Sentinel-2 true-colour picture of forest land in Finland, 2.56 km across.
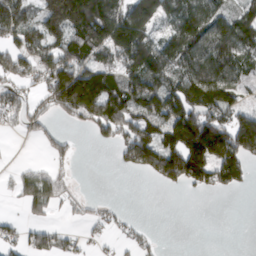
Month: March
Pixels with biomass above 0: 61%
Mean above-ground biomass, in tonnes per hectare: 96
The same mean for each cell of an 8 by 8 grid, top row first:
148 166 246 175 193 96 112 96
90 113 130 162 146 136 127 126
90 137 205 101 148 137 179 86
87 69 152 166 135 173 159 104
3 39 7 52 181 166 262 190
26 57 3 1 38 152 128 83
8 56 20 25 0 0 0 0
48 82 39 28 39 0 0 0
